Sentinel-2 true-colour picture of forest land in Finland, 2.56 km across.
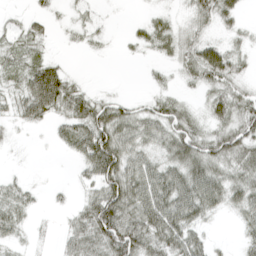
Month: April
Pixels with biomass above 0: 70%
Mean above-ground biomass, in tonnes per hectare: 36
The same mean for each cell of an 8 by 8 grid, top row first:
8 19 13 3 8 13 36 23
33 11 9 4 18 31 47 18
29 96 11 0 4 14 46 27
30 51 64 53 33 44 32 50
5 5 65 88 43 60 51 62
9 1 17 72 65 57 63 45
42 6 27 87 75 81 46 35
20 3 55 87 68 59 19 16
